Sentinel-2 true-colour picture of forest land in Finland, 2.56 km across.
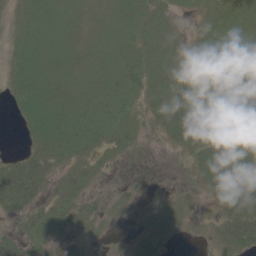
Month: June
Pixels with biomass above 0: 72%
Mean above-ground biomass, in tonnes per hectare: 14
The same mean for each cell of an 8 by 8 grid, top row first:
5 14 11 10 14 5 11 17
9 14 11 12 14 8 14 14
10 15 12 15 20 16 14 11
6 21 21 29 8 29 16 12
1 23 22 17 2 10 24 18
30 16 12 2 2 1 26 29
28 20 19 4 3 6 4 31
24 27 6 1 5 2 3 28
